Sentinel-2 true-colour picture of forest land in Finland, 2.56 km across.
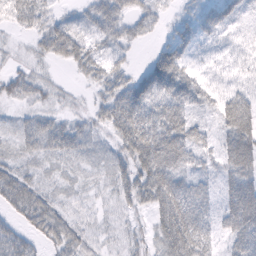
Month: February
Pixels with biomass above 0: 83%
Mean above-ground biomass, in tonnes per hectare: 37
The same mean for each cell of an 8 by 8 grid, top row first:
43 32 21 56 36 17 38 22
12 42 45 31 8 54 20 20
39 21 11 40 47 67 23 24
13 25 17 49 62 62 22 67
23 43 36 24 79 70 26 61
42 16 15 28 60 57 25 52
46 46 21 14 29 84 36 70
41 37 38 12 21 73 39 48
